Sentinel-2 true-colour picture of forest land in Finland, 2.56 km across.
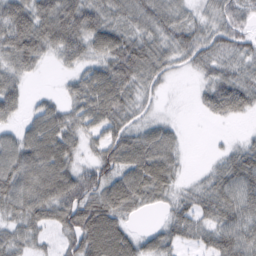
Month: February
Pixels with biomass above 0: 83%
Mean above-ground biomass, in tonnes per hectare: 57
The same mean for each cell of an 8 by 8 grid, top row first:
83 80 95 52 62 49 35 52
84 60 65 83 68 57 58 41
44 2 48 93 54 9 37 57
34 55 64 78 22 3 32 45
63 97 40 69 72 37 2 21
90 105 71 64 92 38 26 80
66 78 100 81 33 38 52 72
49 24 97 102 37 43 45 81
